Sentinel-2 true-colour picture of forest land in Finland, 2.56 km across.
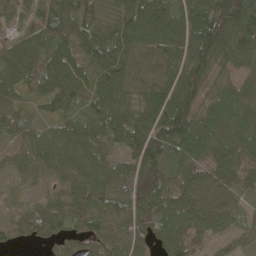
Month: May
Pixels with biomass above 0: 94%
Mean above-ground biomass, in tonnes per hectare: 74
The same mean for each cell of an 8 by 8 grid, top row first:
47 91 95 72 106 90 134 148
65 83 71 87 80 87 127 84
73 76 72 87 66 84 75 51
57 27 60 87 98 134 69 79
36 72 80 62 105 105 74 72
34 45 69 79 98 59 70 60
26 55 72 87 100 85 99 41
35 41 54 59 60 81 34 8
